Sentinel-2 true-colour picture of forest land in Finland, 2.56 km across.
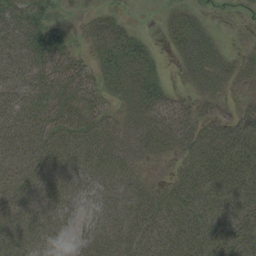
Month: August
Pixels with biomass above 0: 84%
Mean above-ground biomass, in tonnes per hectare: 41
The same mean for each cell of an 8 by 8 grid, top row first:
60 39 9 30 1 34 14 8
58 61 15 75 40 31 44 8
50 49 48 51 65 6 32 21
52 48 54 28 57 50 25 28
53 47 47 45 37 41 44 56
50 36 38 44 24 28 53 64
39 29 27 46 59 63 47 49
39 21 28 40 67 63 59 64
